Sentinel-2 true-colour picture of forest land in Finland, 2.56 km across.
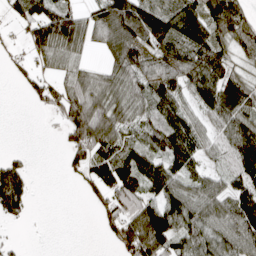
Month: April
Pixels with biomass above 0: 72%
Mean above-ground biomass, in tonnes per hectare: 76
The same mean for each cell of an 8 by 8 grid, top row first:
41 103 64 145 135 116 118 111
13 97 69 90 97 99 112 66
16 45 83 83 83 87 109 68
0 30 139 102 60 101 79 95
0 0 106 95 59 118 44 137
96 0 40 130 102 78 54 77
83 0 1 90 123 116 90 113
10 0 0 27 159 87 91 94
